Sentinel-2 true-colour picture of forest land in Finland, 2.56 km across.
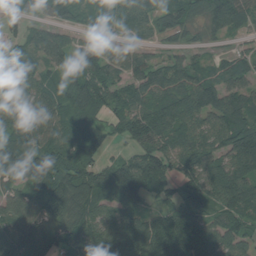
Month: August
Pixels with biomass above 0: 87%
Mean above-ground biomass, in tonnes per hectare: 93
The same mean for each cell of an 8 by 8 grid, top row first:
42 42 66 99 79 88 93 128
46 80 62 53 40 32 26 27
84 68 93 86 100 84 86 73
77 87 95 77 115 119 116 124
107 108 90 34 88 85 91 160
95 157 144 113 154 75 121 128
97 129 122 94 62 86 68 110
124 101 108 127 156 143 104 80
